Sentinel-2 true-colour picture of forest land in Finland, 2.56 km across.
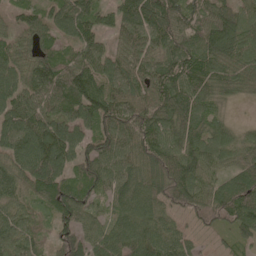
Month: May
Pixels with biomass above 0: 94%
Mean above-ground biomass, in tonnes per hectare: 93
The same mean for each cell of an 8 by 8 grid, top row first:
49 74 101 65 141 126 91 83
82 64 83 55 87 110 105 98
89 121 127 91 99 121 88 67
110 97 110 130 111 120 72 7
104 149 106 115 115 93 94 75
80 125 82 103 110 130 60 89
69 71 125 67 99 84 110 122
90 40 99 95 109 78 26 55
